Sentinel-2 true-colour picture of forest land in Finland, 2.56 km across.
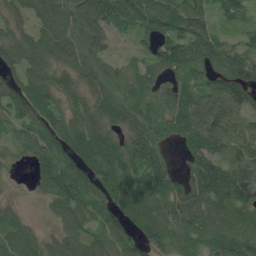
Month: July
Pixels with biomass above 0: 87%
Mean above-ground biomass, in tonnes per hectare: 96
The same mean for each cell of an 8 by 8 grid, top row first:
63 101 116 125 108 111 90 69
108 114 109 43 48 110 119 89
97 92 99 85 92 85 94 141
107 103 90 118 93 120 151 98
44 109 115 94 120 43 132 95
7 112 129 95 103 73 142 112
24 39 99 88 116 97 96 80
117 57 102 112 88 99 98 114
